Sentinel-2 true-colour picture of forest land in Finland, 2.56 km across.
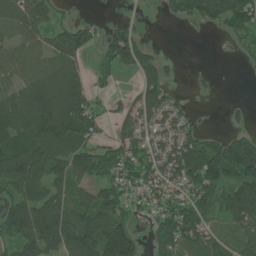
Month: June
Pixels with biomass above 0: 68%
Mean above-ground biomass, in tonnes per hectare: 71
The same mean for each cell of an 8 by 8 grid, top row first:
88 75 9 3 7 43 103 115
59 58 88 89 63 1 0 24
60 91 57 23 66 13 9 1
92 125 123 31 62 51 3 9
99 94 82 55 60 82 62 116
111 99 76 83 70 81 145 137
87 108 71 91 34 81 95 124
78 93 130 137 34 135 78 82
